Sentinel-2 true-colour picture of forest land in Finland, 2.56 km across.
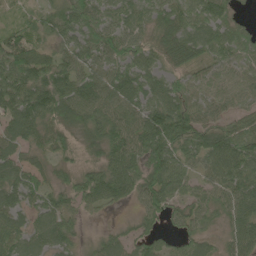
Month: June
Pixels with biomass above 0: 91%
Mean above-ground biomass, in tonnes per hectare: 66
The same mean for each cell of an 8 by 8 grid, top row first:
26 58 85 60 60 74 70 16
94 47 66 79 63 73 62 59
89 90 79 83 73 46 57 61
86 90 88 79 86 87 56 46
65 60 49 89 101 84 86 91
67 40 60 90 80 73 55 91
62 61 42 30 48 46 55 82
70 71 23 45 56 36 36 74
